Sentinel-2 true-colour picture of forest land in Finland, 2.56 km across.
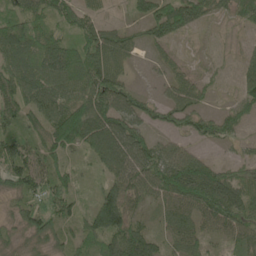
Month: June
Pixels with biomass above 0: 87%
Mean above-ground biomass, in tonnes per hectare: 67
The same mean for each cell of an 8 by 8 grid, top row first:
75 75 64 14 56 98 45 50
107 109 83 97 36 23 7 17
81 91 96 102 6 46 27 40
72 73 126 101 66 80 39 65
76 84 87 104 82 41 35 26
89 79 32 51 75 127 92 45
38 85 45 120 35 80 100 89
38 58 48 76 97 60 41 53
